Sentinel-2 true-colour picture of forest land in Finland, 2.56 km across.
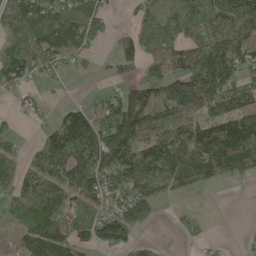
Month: May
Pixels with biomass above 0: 71%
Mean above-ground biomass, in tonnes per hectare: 89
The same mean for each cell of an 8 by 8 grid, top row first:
89 122 113 30 72 75 63 111
88 107 70 24 94 84 138 114
86 25 8 21 73 151 254 77
18 17 95 88 158 175 87 101
31 88 170 166 99 146 181 179
84 112 140 130 156 113 73 61
78 121 85 79 96 7 3 1
43 175 96 100 24 12 17 5
